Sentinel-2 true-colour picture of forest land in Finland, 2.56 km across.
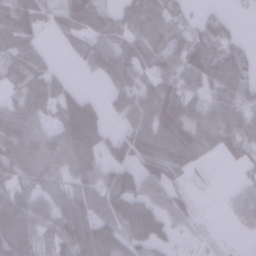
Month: January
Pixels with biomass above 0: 77%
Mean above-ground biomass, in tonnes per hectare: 63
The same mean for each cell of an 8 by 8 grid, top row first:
117 34 60 63 73 50 37 10
75 15 41 69 70 76 80 46
43 54 8 48 53 72 77 83
88 50 146 31 91 91 64 79
85 67 134 54 96 104 59 56
52 64 68 67 76 46 3 15
89 66 73 70 98 66 3 49
83 46 114 104 94 29 17 3
